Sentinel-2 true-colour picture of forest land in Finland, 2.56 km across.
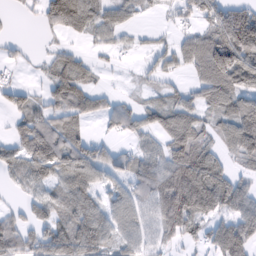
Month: February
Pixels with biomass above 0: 70%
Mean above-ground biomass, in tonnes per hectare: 56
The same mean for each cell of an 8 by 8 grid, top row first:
4 62 100 56 17 20 56 93
13 13 15 28 16 46 114 144
11 37 69 5 19 15 87 84
48 45 59 42 56 78 55 89
46 78 56 22 27 79 41 79
36 55 81 38 66 105 113 36
22 58 83 46 43 124 86 60
71 57 96 54 44 35 47 94
